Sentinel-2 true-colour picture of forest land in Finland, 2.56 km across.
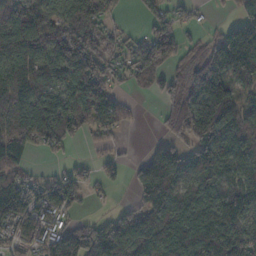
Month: November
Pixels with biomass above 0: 76%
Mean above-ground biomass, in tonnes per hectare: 100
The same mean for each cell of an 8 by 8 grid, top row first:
164 90 125 44 47 47 9 76
136 134 170 54 98 91 83 232
119 103 165 57 38 64 229 106
120 157 141 134 3 113 223 81
135 98 23 30 6 44 163 102
65 40 56 34 76 118 102 92
152 110 34 16 79 84 111 112
77 102 158 127 144 141 173 135
